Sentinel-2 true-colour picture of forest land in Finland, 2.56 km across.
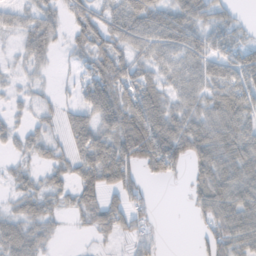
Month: November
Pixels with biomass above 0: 75%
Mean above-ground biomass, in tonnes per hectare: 43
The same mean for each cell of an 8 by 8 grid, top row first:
28 40 42 44 66 55 42 14
16 39 31 51 46 56 47 39
12 9 23 68 52 43 39 51
13 22 39 68 88 56 58 65
21 35 46 63 91 79 78 69
21 24 46 64 30 22 64 65
26 36 39 44 27 0 53 78
58 30 2 17 31 0 35 63
